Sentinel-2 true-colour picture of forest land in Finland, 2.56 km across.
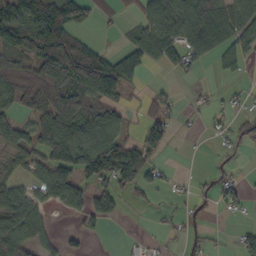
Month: October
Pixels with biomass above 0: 56%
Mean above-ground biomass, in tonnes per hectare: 48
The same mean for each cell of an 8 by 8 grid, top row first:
92 93 52 7 42 89 98 79
70 101 64 13 71 67 76 60
93 122 95 84 18 11 3 15
42 99 84 40 25 21 20 21
53 94 98 79 52 7 4 34
30 61 62 96 54 7 15 12
66 31 37 41 12 11 15 21
81 31 19 0 13 11 22 26
